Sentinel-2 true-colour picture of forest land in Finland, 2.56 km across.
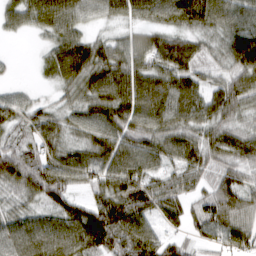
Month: March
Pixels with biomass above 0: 91%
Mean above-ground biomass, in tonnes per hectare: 75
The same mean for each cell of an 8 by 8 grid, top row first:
54 84 65 54 59 77 91 75
0 37 90 66 83 105 51 101
8 22 85 106 92 93 48 82
73 51 63 97 108 92 82 77
66 69 62 96 87 93 92 98
107 109 70 86 84 64 56 67
57 74 69 80 67 65 82 83
93 103 110 99 100 41 53 74
